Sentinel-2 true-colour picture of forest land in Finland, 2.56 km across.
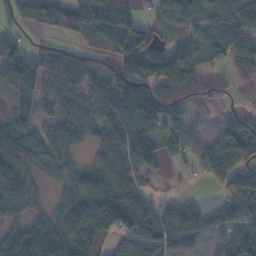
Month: November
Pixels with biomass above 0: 79%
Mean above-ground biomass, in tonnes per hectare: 68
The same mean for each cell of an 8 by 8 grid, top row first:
49 86 52 104 34 50 54 56
65 35 38 61 87 69 48 70
99 84 77 89 93 82 48 23
71 25 75 92 102 62 17 35
115 76 44 84 120 62 43 100
127 32 62 85 46 7 38 87
77 32 100 154 74 47 36 80
104 93 89 50 72 74 33 70
